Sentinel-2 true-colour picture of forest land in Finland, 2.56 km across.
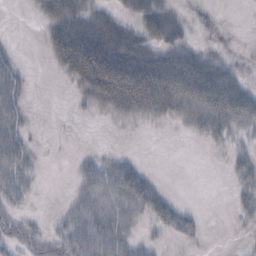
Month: October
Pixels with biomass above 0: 55%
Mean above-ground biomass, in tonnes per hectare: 28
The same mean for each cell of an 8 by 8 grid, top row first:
0 38 46 23 39 22 12 0
3 30 96 73 45 44 13 5
21 1 51 89 92 85 83 25
23 0 5 28 40 40 69 75
33 1 0 1 0 0 15 15
31 1 17 33 33 0 0 24
22 1 24 29 39 34 1 16
32 33 46 38 11 15 3 2
